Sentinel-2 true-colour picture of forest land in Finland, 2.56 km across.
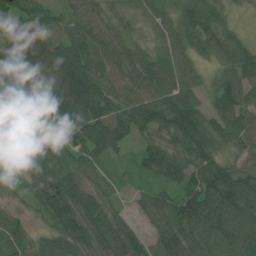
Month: July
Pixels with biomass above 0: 94%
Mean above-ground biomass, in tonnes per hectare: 72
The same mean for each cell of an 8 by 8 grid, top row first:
73 74 55 27 35 61 67 8
87 103 76 49 33 61 53 66
113 101 146 62 63 72 29 76
129 127 134 82 86 90 50 77
86 94 83 84 46 69 71 48
31 82 64 28 38 74 96 72
23 84 87 33 40 76 115 105
66 52 84 86 62 92 95 101
